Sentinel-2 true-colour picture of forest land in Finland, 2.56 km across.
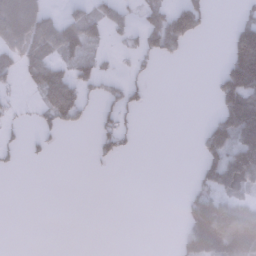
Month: January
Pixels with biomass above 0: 33%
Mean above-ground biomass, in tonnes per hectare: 46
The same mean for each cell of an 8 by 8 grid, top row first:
112 47 53 47 40 99 31 24
68 67 62 12 43 42 0 141
29 116 66 23 18 0 6 162
10 62 64 40 12 0 7 188
15 16 0 44 0 0 77 135
2 0 0 1 0 0 80 152
0 0 0 0 0 2 161 95
0 0 0 0 0 23 214 205
